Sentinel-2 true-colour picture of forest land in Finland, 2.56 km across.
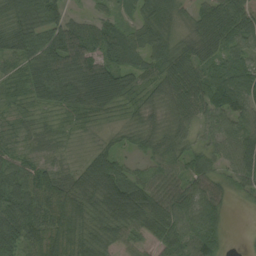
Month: August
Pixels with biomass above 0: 91%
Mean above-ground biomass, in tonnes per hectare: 55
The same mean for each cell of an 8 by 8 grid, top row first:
63 66 21 31 52 52 71 81
63 79 77 79 71 59 64 55
24 84 77 82 43 72 73 69
17 25 35 28 33 51 61 72
23 18 13 23 35 49 40 77
62 51 45 80 39 50 54 58
90 54 54 78 78 83 79 4
92 57 53 46 38 79 93 2
